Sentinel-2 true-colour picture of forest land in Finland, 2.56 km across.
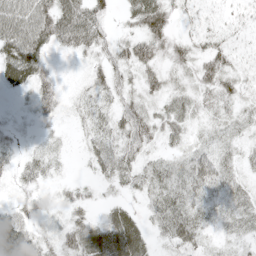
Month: May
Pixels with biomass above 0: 82%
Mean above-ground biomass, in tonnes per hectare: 35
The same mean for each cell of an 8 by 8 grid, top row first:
73 68 93 19 69 28 16 21
79 42 48 34 52 35 41 16
51 31 8 40 33 22 41 29
7 30 21 38 37 27 24 26
13 12 12 42 40 22 23 28
19 22 6 35 40 40 47 30
28 16 29 24 21 49 30 36
78 26 55 69 40 51 20 18
